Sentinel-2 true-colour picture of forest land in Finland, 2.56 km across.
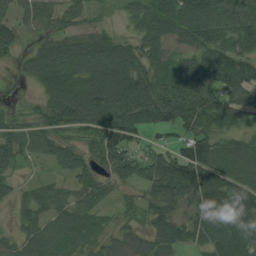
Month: August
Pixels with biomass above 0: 86%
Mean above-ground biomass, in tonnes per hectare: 79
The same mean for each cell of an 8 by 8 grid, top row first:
50 61 39 13 67 117 108 93
37 60 74 69 68 76 96 95
14 86 95 106 95 129 99 116
31 58 106 130 123 146 138 99
62 55 48 123 46 62 101 59
31 24 62 68 95 165 116 101
34 62 68 27 59 70 114 133
52 76 47 49 67 84 78 105
